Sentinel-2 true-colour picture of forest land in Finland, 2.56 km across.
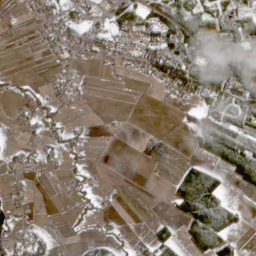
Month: April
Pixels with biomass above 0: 43%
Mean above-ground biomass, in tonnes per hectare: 29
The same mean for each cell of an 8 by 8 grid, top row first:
3 27 31 36 37 56 44 43
0 15 33 26 39 63 31 54
8 7 9 2 9 71 71 58
8 19 2 1 0 6 49 54
9 16 14 0 0 0 87 110
15 3 10 0 0 37 93 63
11 2 14 3 0 44 117 14
25 27 10 21 11 38 96 21
